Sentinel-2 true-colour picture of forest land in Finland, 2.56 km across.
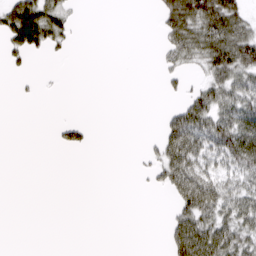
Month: March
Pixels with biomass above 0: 35%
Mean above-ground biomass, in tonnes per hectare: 27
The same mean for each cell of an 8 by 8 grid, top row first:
100 76 4 0 0 75 92 50
53 35 2 0 0 46 78 90
4 1 0 0 0 13 38 49
0 0 0 0 0 30 68 62
0 2 23 0 5 72 56 87
0 0 0 0 5 65 49 52
0 0 0 0 0 31 64 58
0 0 0 0 0 53 82 56
